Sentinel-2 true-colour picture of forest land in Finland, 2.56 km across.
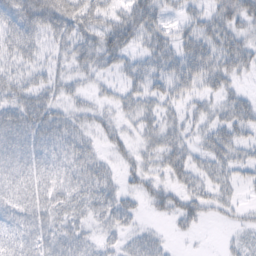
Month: February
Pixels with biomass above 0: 73%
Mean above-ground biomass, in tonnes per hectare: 34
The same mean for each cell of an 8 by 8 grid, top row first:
57 65 56 38 57 18 30 48
43 28 48 62 29 39 42 42
35 28 21 17 41 47 38 16
53 46 23 20 33 20 20 42
50 46 38 23 24 35 30 34
47 50 41 26 30 33 26 20
43 47 29 49 15 31 22 14
45 48 33 16 30 6 1 14
